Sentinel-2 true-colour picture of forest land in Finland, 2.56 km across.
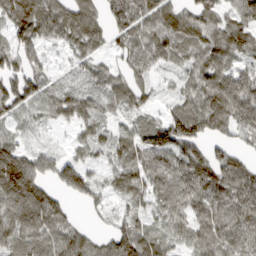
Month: March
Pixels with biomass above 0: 85%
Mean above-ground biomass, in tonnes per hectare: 68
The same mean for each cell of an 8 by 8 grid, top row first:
105 96 97 60 76 85 67 62
86 41 65 40 80 69 83 77
87 55 45 58 40 27 78 76
69 48 72 41 41 58 87 74
55 17 35 53 84 119 58 31
163 52 91 41 70 96 107 83
101 109 15 27 35 61 84 77
62 60 68 67 92 47 67 70
